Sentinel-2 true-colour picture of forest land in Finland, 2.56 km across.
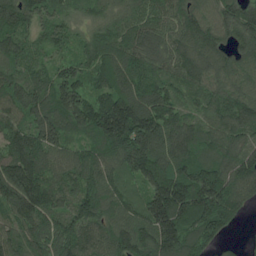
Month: June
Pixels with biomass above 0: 97%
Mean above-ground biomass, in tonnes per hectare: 157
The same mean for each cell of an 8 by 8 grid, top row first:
167 111 74 100 126 122 129 174
142 112 89 190 156 131 162 148
137 134 136 161 160 105 123 128
136 176 199 256 229 122 118 181
190 182 99 199 252 174 133 165
240 149 166 122 184 203 194 179
174 163 162 155 162 243 250 118
125 173 159 148 190 207 116 21
